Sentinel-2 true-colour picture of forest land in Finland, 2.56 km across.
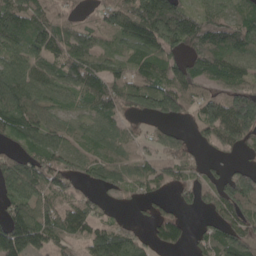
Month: May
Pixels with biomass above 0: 81%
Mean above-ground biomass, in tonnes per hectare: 83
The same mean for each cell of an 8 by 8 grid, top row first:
129 87 35 80 149 146 74 64
89 119 95 50 110 71 129 120
112 84 109 91 83 95 78 75
113 68 54 84 66 95 109 202
46 75 51 79 33 60 45 73
122 102 50 73 73 62 29 89
82 82 70 20 15 31 43 97
168 99 55 132 43 65 64 112
